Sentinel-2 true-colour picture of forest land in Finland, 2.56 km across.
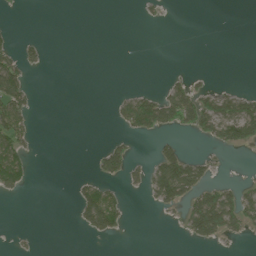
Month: June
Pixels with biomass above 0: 21%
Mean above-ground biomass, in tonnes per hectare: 26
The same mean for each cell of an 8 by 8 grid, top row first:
1 0 0 0 8 0 0 0
29 8 0 0 0 0 0 0
74 0 0 0 0 17 8 1
82 0 0 13 114 83 85 99
69 0 0 28 0 32 17 70
72 0 9 38 33 132 32 5
0 0 54 78 4 32 161 83
3 0 2 13 0 1 51 12
